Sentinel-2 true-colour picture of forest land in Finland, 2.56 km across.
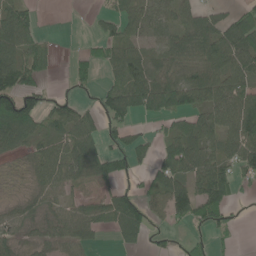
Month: June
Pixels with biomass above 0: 67%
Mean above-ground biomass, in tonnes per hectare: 59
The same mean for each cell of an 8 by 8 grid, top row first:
91 0 0 44 68 48 45 53
97 39 9 51 43 62 79 98
99 20 24 36 94 84 90 82
164 55 55 85 62 96 72 119
69 56 87 32 37 80 65 101
10 76 56 60 24 95 132 59
30 45 44 84 65 81 112 12
35 39 49 12 30 14 30 5
